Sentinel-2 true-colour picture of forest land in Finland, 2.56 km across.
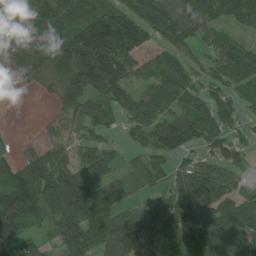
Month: July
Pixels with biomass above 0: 82%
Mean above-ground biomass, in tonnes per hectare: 87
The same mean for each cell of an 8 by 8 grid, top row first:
90 146 105 124 106 109 94 101
97 117 164 162 174 80 42 69
21 61 160 148 63 103 51 68
0 3 64 55 74 75 72 43
20 36 45 28 54 109 57 45
82 117 121 54 68 64 98 42
141 104 153 91 79 104 106 84
97 32 121 143 134 100 99 70
